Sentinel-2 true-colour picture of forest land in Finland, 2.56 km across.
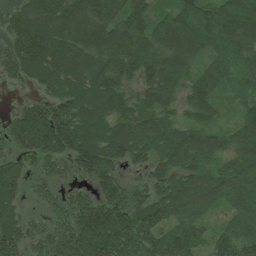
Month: July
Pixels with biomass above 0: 96%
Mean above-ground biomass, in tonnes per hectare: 112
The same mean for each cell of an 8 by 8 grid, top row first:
87 151 163 149 125 111 134 176
97 169 137 170 130 154 104 117
54 116 113 133 101 108 122 73
46 127 131 132 106 62 87 51
82 148 147 142 116 115 107 122
96 55 55 109 66 104 103 120
71 42 98 141 119 112 75 101
110 112 167 164 136 125 76 114
